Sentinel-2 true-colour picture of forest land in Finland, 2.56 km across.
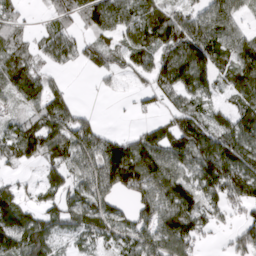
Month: March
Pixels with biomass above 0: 75%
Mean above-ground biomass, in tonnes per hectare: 81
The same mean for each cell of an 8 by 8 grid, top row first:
42 30 79 140 86 76 86 48
73 63 59 60 100 103 115 118
93 46 1 24 37 114 85 137
27 104 39 1 25 68 63 107
104 108 122 100 102 112 119 112
18 50 85 163 147 98 113 127
107 55 104 75 74 128 60 54
111 92 47 64 84 134 16 70
